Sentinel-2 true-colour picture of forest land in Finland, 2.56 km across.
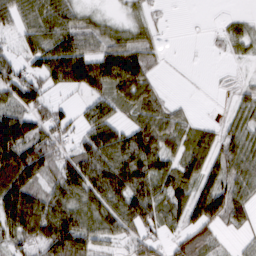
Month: March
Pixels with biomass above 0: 74%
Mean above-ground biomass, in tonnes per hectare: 57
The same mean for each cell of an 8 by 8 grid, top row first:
58 96 43 14 18 0 0 13
30 102 85 64 39 1 2 24
82 70 123 103 77 0 1 11
75 53 25 52 57 28 0 34
138 68 43 84 102 42 48 58
123 57 93 91 92 75 51 66
131 88 73 71 93 62 80 41
55 97 96 46 58 31 32 11
